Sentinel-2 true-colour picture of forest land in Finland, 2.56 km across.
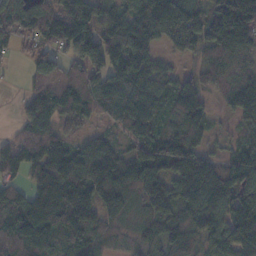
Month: November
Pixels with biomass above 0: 88%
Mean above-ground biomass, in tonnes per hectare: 105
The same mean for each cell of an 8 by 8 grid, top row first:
92 106 136 86 109 180 96 197
46 70 121 135 126 71 72 125
4 109 111 164 132 70 49 84
22 107 90 74 135 132 60 79
69 97 63 60 129 155 47 63
53 132 136 150 133 119 134 157
137 176 157 91 79 89 146 159
142 124 113 48 67 90 89 143
